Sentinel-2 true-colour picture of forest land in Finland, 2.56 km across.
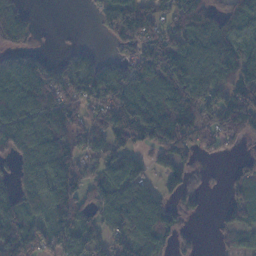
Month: November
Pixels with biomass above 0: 74%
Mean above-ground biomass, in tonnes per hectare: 82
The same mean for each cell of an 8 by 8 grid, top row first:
97 0 0 73 98 82 97 93
63 5 24 17 72 105 94 86
118 122 94 87 100 107 87 113
127 115 66 101 142 172 88 135
112 90 62 90 54 119 60 40
47 112 99 99 68 83 18 44
83 75 100 135 176 63 15 71
116 74 106 75 119 51 2 37
